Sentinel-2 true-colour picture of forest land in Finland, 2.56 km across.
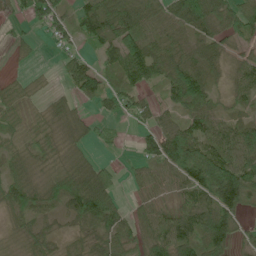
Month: June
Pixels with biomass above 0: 80%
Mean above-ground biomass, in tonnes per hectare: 52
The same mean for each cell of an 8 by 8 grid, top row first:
20 67 52 91 59 71 98 85
17 7 20 66 86 50 51 25
12 3 74 36 64 80 55 40
31 23 19 30 32 37 64 26
26 34 28 20 38 113 84 85
44 33 58 28 33 61 144 108
48 40 73 64 39 45 86 72
21 36 33 61 56 82 90 30
